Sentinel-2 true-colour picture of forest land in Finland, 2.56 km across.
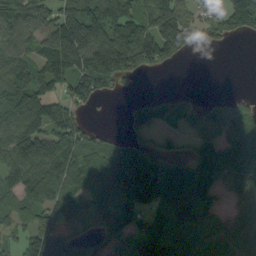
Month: September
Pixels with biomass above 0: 72%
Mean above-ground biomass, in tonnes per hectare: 106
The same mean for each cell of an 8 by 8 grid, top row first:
117 68 196 160 72 114 32 135
98 126 220 226 177 158 44 0
142 138 143 110 16 0 0 0
133 130 53 1 86 89 66 87
153 136 107 55 69 28 100 132
117 145 115 233 218 21 139 144
63 95 146 174 97 65 74 62
49 162 87 106 118 185 128 119
